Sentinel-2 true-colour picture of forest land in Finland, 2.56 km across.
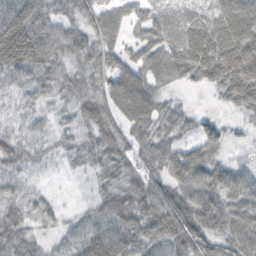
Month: October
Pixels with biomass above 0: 88%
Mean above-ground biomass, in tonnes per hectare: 48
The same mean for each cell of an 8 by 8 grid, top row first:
93 55 43 46 38 37 44 81
124 65 54 44 58 49 76 81
55 44 42 54 60 38 46 82
21 20 41 48 72 35 12 35
38 21 33 49 40 43 54 15
36 12 14 41 43 57 62 43
33 24 13 59 66 74 79 56
47 16 49 75 40 61 62 53
